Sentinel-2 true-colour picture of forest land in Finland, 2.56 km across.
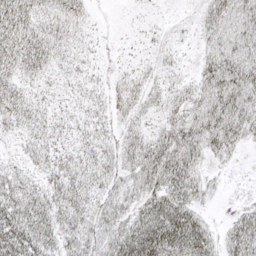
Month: May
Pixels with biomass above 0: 81%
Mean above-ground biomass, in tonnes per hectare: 37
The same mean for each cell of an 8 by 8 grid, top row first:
61 36 29 2 7 5 36 41
62 49 16 4 8 15 25 44
38 18 16 15 24 17 46 57
45 21 16 25 22 33 53 54
8 25 21 24 44 67 50 31
29 27 35 30 54 71 18 1
66 53 46 38 49 82 16 16
85 52 41 55 94 99 55 61
